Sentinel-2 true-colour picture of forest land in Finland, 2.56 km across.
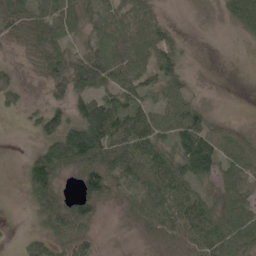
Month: May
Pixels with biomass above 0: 77%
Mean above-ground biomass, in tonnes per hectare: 52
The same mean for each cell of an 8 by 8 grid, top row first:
69 82 52 44 47 1 5 87
20 73 32 67 63 41 0 2
38 66 110 83 53 46 0 0
23 61 62 101 63 52 22 0
0 61 125 95 84 63 80 33
5 120 61 80 76 83 66 52
1 121 93 14 59 76 68 55
6 59 58 1 13 36 74 59
